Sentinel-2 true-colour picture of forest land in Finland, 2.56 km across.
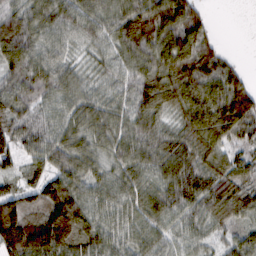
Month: February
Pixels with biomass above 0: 93%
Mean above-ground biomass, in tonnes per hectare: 83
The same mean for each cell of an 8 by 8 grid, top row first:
81 84 90 80 122 130 27 0
115 76 38 59 85 115 62 1
81 93 54 53 100 115 100 53
71 58 78 68 106 72 118 130
69 77 71 69 92 90 101 50
52 77 80 64 75 109 103 74
107 114 122 77 82 88 88 81
176 166 99 80 66 57 48 64
